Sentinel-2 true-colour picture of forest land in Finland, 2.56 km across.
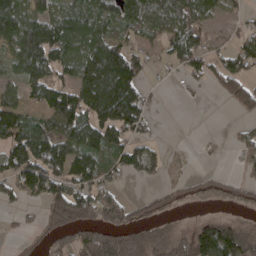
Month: April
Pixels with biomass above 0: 64%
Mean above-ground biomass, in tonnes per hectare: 85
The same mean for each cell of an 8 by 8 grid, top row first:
137 94 101 101 105 117 57 24
115 172 112 130 53 92 55 66
55 122 131 225 69 17 55 101
109 106 157 194 93 0 1 41
136 153 135 114 56 2 3 36
127 166 122 62 50 11 16 23
27 86 130 116 28 15 5 12
16 40 103 143 96 73 170 152
